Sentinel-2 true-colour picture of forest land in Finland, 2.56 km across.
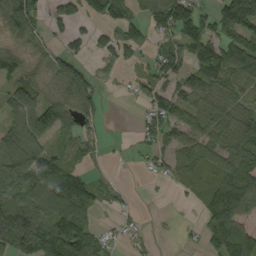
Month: September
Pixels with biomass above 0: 68%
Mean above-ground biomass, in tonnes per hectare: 68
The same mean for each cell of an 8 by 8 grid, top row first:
116 47 48 72 56 143 60 174
33 33 31 61 46 65 100 103
64 43 98 9 40 73 56 66
93 126 83 1 37 72 77 57
92 69 38 2 31 68 81 91
122 105 59 13 12 46 35 97
139 127 118 18 3 3 68 91
140 140 120 23 13 7 68 129
